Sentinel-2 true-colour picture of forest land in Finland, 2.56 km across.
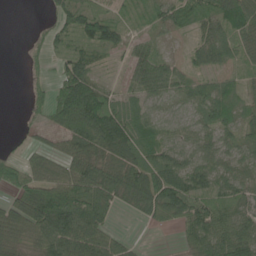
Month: June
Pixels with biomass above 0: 78%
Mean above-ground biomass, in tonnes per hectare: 47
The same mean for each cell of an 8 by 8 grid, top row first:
0 12 62 38 19 34 47 95
0 23 40 38 29 5 58 46
0 22 91 9 63 46 27 25
2 46 123 72 35 19 41 38
8 20 64 88 48 38 42 42
51 60 85 64 61 70 54 47
67 118 77 40 58 84 60 46
54 76 87 53 4 9 70 79
